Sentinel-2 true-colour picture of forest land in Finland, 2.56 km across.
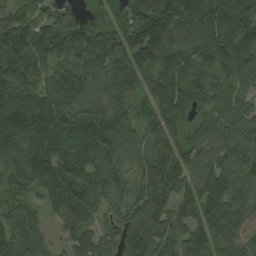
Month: August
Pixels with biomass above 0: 96%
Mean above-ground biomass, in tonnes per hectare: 133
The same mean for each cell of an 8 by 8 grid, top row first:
84 99 95 98 163 179 194 161
185 154 167 174 172 114 173 141
142 127 140 125 84 137 116 97
203 200 136 175 75 123 78 105
173 185 153 198 107 121 114 132
119 144 145 133 132 123 133 112
84 68 143 105 151 98 144 121
126 46 107 121 175 106 147 108
